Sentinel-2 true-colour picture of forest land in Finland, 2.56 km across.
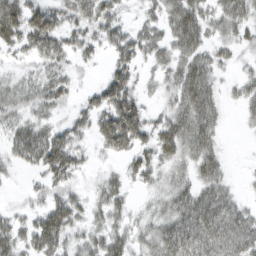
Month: March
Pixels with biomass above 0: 76%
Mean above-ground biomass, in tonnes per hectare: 43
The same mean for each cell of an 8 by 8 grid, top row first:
73 61 43 40 21 57 40 49
36 62 37 40 47 49 39 26
24 41 10 53 18 47 56 23
35 33 30 79 39 54 66 16
50 78 29 58 41 65 53 1
8 46 24 22 38 32 53 4
13 49 34 43 16 55 79 36
50 75 33 53 35 79 77 57
